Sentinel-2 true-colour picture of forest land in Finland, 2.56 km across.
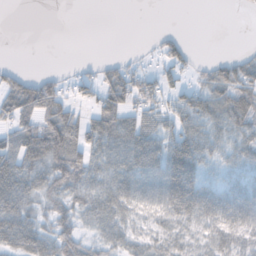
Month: October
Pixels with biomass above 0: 65%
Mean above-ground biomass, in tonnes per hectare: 41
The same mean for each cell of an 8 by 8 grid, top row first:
0 0 0 0 0 0 0 0
0 0 0 0 5 37 0 4
34 38 32 46 46 28 40 65
50 64 33 74 56 55 51 62
61 87 67 61 78 80 45 35
82 68 71 57 59 81 27 31
66 40 53 63 46 66 55 54
64 55 57 42 42 52 39 47
